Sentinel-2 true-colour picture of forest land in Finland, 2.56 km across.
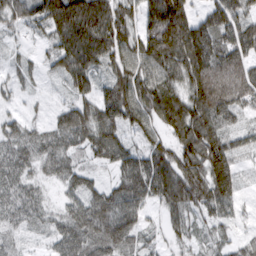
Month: March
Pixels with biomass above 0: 94%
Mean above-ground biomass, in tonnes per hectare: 81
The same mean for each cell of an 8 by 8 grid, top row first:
69 127 163 114 92 156 59 77
19 40 151 105 103 149 121 93
35 22 90 73 94 81 144 105
25 25 92 120 94 142 132 56
69 69 73 114 50 91 143 43
73 41 55 36 118 129 145 49
75 34 71 98 65 86 81 32
25 30 88 100 36 41 27 35
